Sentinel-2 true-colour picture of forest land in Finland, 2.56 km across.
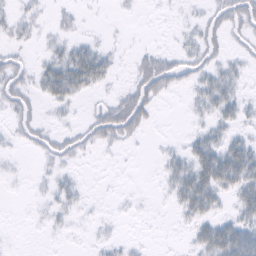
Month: February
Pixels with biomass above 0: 44%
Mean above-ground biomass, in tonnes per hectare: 13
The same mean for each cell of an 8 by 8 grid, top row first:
11 4 5 1 1 2 12 23
9 10 20 6 5 7 16 5
20 34 43 11 26 17 19 10
16 3 3 25 23 0 14 18
5 14 15 13 2 3 29 23
2 6 5 1 0 25 47 43
0 7 7 1 1 12 28 25
0 1 1 6 1 1 36 46
